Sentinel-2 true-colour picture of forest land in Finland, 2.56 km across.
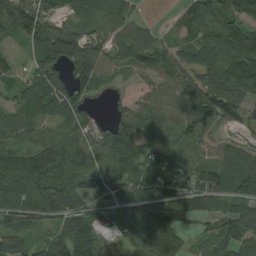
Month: August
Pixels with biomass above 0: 87%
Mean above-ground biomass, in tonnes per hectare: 87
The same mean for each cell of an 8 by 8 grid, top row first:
151 82 47 70 16 33 114 86
28 137 112 64 108 69 111 135
82 87 87 30 35 93 104 164
65 66 77 40 73 88 149 77
62 97 99 145 75 89 55 56
114 142 92 83 78 67 108 121
93 99 81 60 119 85 62 89
58 76 203 45 88 77 68 106
